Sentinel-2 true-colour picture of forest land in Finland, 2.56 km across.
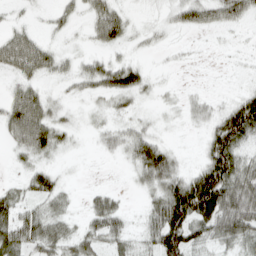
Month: April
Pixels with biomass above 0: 69%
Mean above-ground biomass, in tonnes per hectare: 41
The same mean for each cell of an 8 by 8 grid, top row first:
10 15 21 68 9 31 51 42
77 36 11 31 11 8 2 6
33 23 35 63 35 4 2 8
81 54 8 23 12 9 28 103
36 66 6 29 62 11 53 61
11 45 1 1 45 61 112 80
55 39 12 55 23 128 130 98
70 66 47 43 32 102 55 63
